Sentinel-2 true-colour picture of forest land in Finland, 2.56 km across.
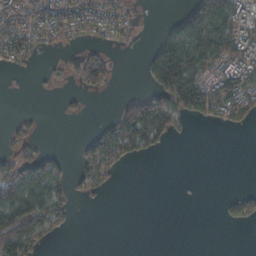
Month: October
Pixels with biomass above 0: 42%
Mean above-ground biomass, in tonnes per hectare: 56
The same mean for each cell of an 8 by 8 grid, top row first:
82 89 106 88 14 39 186 85
97 30 34 24 17 199 132 128
3 15 76 34 19 204 95 106
6 1 9 26 207 127 88 73
45 7 30 132 89 6 0 0
130 130 41 43 0 0 0 0
143 117 3 0 0 0 0 46
154 35 0 0 0 0 0 0
